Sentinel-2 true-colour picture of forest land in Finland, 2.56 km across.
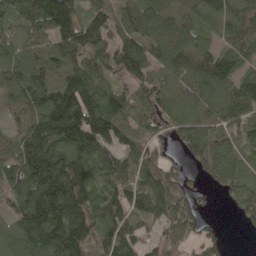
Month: May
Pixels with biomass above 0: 88%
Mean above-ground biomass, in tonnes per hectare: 113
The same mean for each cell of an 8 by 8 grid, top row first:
82 173 109 112 141 101 90 97
89 102 143 104 127 129 71 82
140 121 162 81 93 97 141 89
84 199 225 146 73 86 116 114
87 192 181 121 90 57 123 72
145 231 147 77 92 60 74 95
101 196 150 119 147 109 15 83
113 183 152 120 71 79 60 2
